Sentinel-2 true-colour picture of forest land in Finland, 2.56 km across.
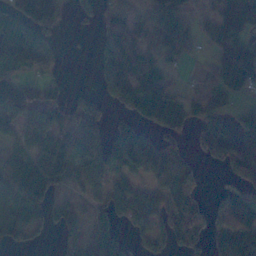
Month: November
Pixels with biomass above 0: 66%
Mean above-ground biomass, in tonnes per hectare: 76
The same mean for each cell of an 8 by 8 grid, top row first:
107 91 31 54 45 82 38 98
176 90 2 89 66 63 37 86
92 48 0 92 101 21 34 67
114 120 125 32 71 72 57 27
81 140 169 128 127 45 90 92
122 155 65 80 75 101 7 59
136 86 26 76 108 76 53 122
42 7 57 92 37 41 49 105
